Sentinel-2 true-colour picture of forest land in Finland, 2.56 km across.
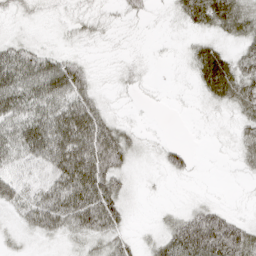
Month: April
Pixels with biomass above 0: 72%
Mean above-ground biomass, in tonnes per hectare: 36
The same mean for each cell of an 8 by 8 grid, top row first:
11 7 16 9 10 17 61 55
38 17 7 4 3 3 35 28
74 75 49 7 8 2 56 59
67 64 87 14 2 1 6 27
71 91 123 88 9 13 2 25
54 62 129 71 6 12 0 7
36 84 83 59 2 10 28 4
11 14 19 32 11 68 88 63
